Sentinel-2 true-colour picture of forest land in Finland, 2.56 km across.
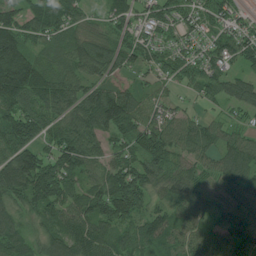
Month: July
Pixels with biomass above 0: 91%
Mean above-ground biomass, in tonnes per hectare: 93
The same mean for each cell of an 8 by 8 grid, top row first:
89 132 75 77 61 85 72 59
155 73 86 81 87 71 74 107
194 118 83 63 35 48 73 75
130 97 126 160 84 55 30 49
141 77 127 62 100 90 76 88
171 158 98 108 103 87 56 101
85 113 102 154 81 87 70 60
109 90 126 91 93 78 75 99
